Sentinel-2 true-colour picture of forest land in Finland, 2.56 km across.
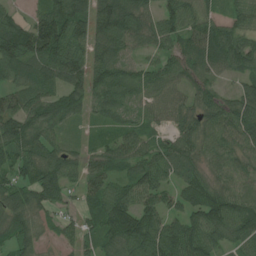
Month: July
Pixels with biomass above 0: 90%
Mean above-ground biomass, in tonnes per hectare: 72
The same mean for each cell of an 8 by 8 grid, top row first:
40 92 80 119 68 82 59 62
107 114 72 93 43 66 83 91
60 80 76 95 74 67 56 45
81 89 52 66 47 68 79 83
83 66 21 58 63 72 64 68
60 92 58 62 90 56 53 54
71 56 40 97 83 52 104 99
63 18 48 70 112 123 96 67
